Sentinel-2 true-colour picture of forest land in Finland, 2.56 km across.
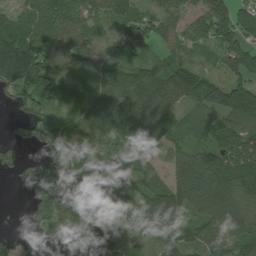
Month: July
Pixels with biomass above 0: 88%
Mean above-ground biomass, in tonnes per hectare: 92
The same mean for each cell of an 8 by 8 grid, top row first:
64 94 75 70 82 74 128 88
142 103 83 47 65 68 50 100
113 83 40 105 106 141 76 76
23 42 57 134 133 88 79 177
34 61 94 80 128 55 72 125
20 81 100 157 62 122 189 155
0 91 133 116 95 131 124 124
42 80 150 81 54 125 108 121
